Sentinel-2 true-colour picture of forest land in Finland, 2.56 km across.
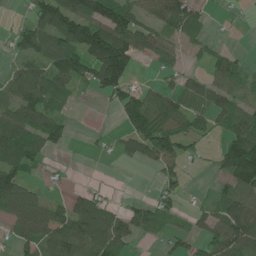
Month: June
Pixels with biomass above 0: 61%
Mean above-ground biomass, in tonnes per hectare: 61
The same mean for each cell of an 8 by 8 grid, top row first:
8 107 125 129 55 95 16 5
37 77 118 190 67 32 27 8
61 85 54 132 11 25 46 40
76 81 3 17 146 77 55 57
93 69 2 17 98 84 15 123
77 10 1 0 1 52 11 136
101 69 92 42 50 34 34 95
52 74 87 86 12 35 53 111
